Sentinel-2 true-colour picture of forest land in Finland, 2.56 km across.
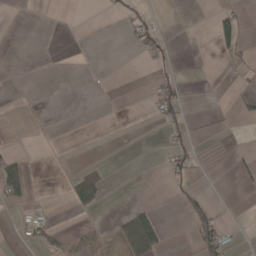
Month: May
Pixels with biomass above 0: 13%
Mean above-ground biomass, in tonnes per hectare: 11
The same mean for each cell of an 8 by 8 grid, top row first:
0 0 0 8 21 3 4 14
0 0 1 0 24 5 1 21
0 0 0 0 1 18 0 5
0 0 0 0 1 25 2 10
2 0 0 2 0 15 2 13
63 0 43 12 0 19 1 13
9 4 33 1 25 9 38 0
4 32 16 17 111 0 60 6
